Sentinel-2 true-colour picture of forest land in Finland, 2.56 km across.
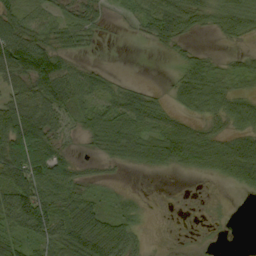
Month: September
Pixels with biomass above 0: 68%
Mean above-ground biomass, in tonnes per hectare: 48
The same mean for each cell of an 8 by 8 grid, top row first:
44 37 38 8 30 94 41 70
129 65 29 0 3 29 10 12
67 123 60 22 4 35 74 25
103 90 48 57 68 32 50 64
108 59 11 69 69 90 71 81
97 82 29 6 7 9 22 85
106 86 81 21 9 2 3 0
46 58 97 107 16 2 2 0
